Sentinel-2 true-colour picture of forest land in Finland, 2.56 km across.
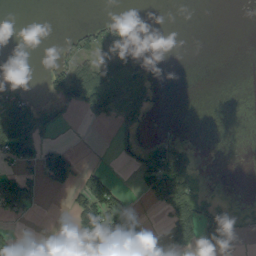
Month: September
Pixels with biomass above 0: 32%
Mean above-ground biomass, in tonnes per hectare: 32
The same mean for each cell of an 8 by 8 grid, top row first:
0 0 0 6 0 0 0 0
0 0 30 32 4 0 0 0
16 32 102 67 45 0 0 0
156 28 31 50 34 0 0 0
168 24 1 11 29 48 1 0
70 39 49 31 63 142 11 0
59 1 57 96 11 102 62 23
45 14 62 76 33 23 69 17
